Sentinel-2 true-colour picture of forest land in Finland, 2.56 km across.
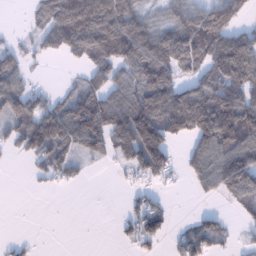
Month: January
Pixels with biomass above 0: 61%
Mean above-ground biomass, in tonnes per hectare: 85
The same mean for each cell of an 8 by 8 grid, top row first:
1 101 189 159 70 91 145 73
39 65 120 159 137 164 169 147
83 6 38 89 127 98 107 147
86 103 148 139 161 188 196 178
52 148 90 95 219 47 141 147
0 46 22 6 75 31 104 144
0 0 0 1 80 7 13 35
12 0 0 6 72 41 96 14
